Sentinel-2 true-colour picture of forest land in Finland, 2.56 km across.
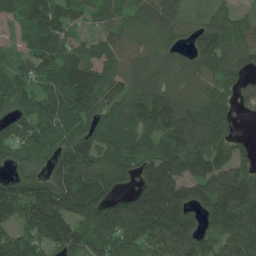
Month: June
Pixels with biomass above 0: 90%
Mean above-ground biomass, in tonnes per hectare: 129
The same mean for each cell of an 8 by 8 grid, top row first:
82 155 74 87 130 103 56 61
50 149 92 100 89 83 139 111
119 107 184 127 119 119 103 80
91 131 148 117 148 151 129 45
121 142 170 109 109 149 133 71
91 122 220 136 133 187 125 142
142 226 196 157 226 221 134 173
132 153 141 157 150 189 78 137
